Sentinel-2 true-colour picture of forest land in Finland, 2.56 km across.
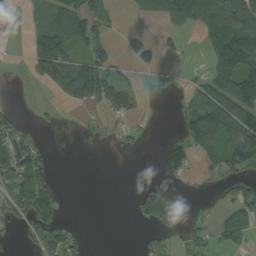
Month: September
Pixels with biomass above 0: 42%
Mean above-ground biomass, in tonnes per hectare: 52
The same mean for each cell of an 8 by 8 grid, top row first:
11 71 118 24 39 101 94 93
1 153 59 37 52 20 38 136
0 80 207 102 10 5 57 137
28 7 16 73 26 19 121 145
108 11 2 9 9 48 95 126
126 59 0 0 1 24 18 54
55 78 0 0 56 19 16 78
10 59 30 0 12 19 39 59
